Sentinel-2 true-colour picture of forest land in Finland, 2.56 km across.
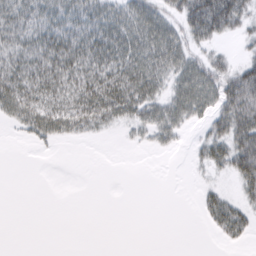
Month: March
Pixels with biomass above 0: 53%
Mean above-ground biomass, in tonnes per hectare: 27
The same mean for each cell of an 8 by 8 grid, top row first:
41 39 43 47 54 33 96 45
35 46 51 56 54 50 25 8
46 45 44 55 57 38 56 61
40 48 46 45 38 43 34 66
3 13 5 0 10 12 33 63
0 0 0 0 0 0 8 44
0 0 0 0 0 0 30 31
0 0 0 0 0 0 1 18
